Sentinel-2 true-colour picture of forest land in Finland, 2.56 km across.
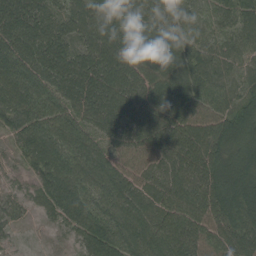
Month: August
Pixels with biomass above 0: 97%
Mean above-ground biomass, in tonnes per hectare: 95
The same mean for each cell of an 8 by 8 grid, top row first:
130 98 107 128 86 73 44 78
125 126 89 136 146 108 65 56
112 98 117 120 111 115 82 49
100 112 102 127 123 115 77 90
42 107 102 69 89 113 129 84
34 103 114 117 68 107 120 110
51 70 92 98 99 93 106 112
23 11 60 109 125 112 84 111
